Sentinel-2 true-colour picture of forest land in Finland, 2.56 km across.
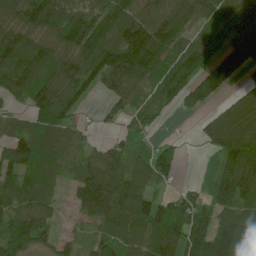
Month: June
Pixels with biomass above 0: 83%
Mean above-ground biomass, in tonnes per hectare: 101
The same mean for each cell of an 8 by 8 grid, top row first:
96 137 99 125 103 133 88 144
126 109 155 158 222 110 107 165
111 109 110 105 107 137 136 65
33 117 42 29 60 32 47 105
96 99 58 49 31 41 60 145
88 72 84 120 97 48 25 160
92 67 65 146 143 122 115 109
126 61 40 97 135 148 174 134
